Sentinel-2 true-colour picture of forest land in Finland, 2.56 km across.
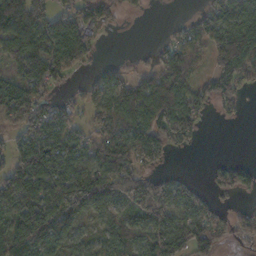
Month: November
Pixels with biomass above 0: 73%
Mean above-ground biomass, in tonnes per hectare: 85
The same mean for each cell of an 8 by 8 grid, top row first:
116 86 101 50 8 3 71 118
102 117 125 1 6 86 93 152
80 93 13 57 57 127 71 112
109 80 39 82 116 156 34 25
80 125 74 177 116 51 1 0
148 131 121 159 90 31 25 71
142 142 134 68 135 109 64 31
117 136 47 73 89 111 114 49
